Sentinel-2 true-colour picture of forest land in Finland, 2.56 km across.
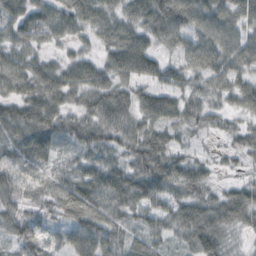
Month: October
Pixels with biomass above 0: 93%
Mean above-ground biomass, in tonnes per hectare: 54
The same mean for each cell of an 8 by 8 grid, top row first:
55 50 54 37 61 91 67 65
50 24 21 57 64 48 60 63
62 61 58 54 54 49 47 52
59 74 46 79 56 61 43 36
65 64 56 59 74 37 13 41
53 37 61 62 76 75 35 18
37 37 81 66 53 56 65 85
43 32 70 57 50 37 90 15
